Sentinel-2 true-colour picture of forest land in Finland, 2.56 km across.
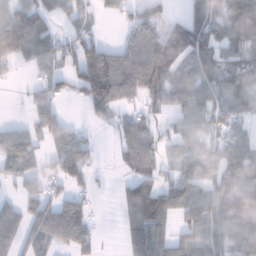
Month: January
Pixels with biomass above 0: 68%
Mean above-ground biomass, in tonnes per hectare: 67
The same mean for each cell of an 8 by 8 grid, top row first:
73 51 41 23 76 19 127 172
96 85 83 49 132 106 112 104
10 62 100 157 141 73 81 92
1 52 7 54 46 56 68 59
72 44 78 9 77 52 52 54
47 47 71 6 65 51 50 79
41 79 66 0 78 75 73 73
65 79 59 1 105 63 69 75
